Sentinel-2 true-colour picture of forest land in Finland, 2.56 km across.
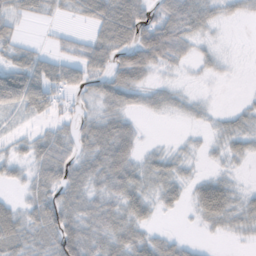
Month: November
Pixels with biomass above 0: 71%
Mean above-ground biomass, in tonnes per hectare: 34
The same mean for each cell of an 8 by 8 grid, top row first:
39 20 29 93 61 73 44 18
33 14 31 71 94 57 12 1
81 69 41 54 29 7 6 1
32 32 23 36 17 13 8 16
16 51 33 72 11 5 8 22
17 49 41 52 30 28 18 6
28 59 40 33 37 16 63 30
48 39 64 46 38 22 5 5
